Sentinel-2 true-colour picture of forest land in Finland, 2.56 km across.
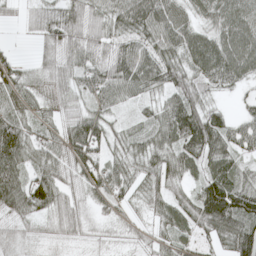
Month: May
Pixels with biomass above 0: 91%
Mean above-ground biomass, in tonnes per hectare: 66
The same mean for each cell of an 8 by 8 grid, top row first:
21 65 91 72 112 60 53 78
13 54 92 76 74 74 87 85
69 58 70 99 82 82 56 50
62 46 55 42 24 92 75 26
113 72 122 56 53 70 97 50
84 89 69 80 67 59 74 55
73 74 57 39 35 65 129 115
45 29 31 24 35 48 35 107
